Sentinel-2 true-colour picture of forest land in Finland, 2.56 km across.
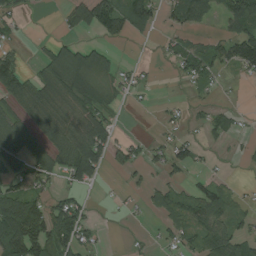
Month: August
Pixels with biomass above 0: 52%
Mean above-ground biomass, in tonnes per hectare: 55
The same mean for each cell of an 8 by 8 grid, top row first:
27 1 64 96 69 64 63 132
30 37 58 27 1 41 53 119
102 74 86 52 18 14 57 13
56 80 83 32 3 16 26 14
114 66 110 73 27 52 17 11
69 66 90 13 21 25 19 4
174 91 54 4 17 91 105 29
178 128 82 1 7 40 83 71
